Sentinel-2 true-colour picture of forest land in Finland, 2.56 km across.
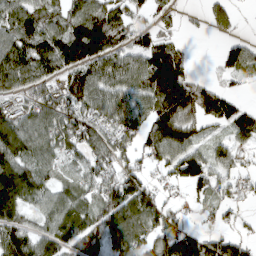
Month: March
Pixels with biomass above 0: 78%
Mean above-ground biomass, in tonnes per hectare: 73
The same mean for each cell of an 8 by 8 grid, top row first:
95 50 94 84 29 24 40 17
93 93 143 84 69 46 0 61
99 66 104 100 99 124 23 32
65 92 94 79 77 144 81 61
119 83 78 74 64 106 50 38
125 57 57 80 53 73 87 38
84 64 66 100 109 31 36 19
96 67 91 88 75 113 59 45
